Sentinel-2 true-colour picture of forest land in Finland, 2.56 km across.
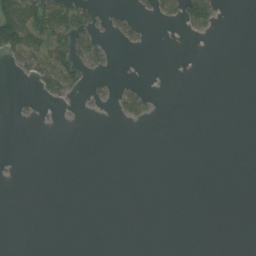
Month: August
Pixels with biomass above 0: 13%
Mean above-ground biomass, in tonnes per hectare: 15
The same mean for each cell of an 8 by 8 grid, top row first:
131 96 70 31 13 40 62 0
100 64 88 19 11 0 0 0
10 101 52 20 3 0 0 0
4 3 8 13 36 0 0 0
0 0 0 0 0 0 0 0
2 0 0 0 0 0 0 0
0 0 0 0 0 0 0 0
0 0 0 0 0 0 0 0
